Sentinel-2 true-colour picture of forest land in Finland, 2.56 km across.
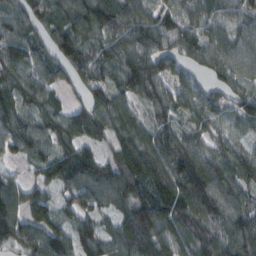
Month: February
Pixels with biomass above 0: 93%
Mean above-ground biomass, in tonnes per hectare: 93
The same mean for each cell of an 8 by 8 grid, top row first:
94 84 118 128 112 72 88 91
107 77 105 87 116 87 86 94
98 76 61 77 146 62 48 72
100 74 69 108 48 71 74 74
88 75 93 61 111 111 74 52
41 65 117 98 108 142 127 94
101 82 67 80 124 118 120 100
97 131 95 101 129 100 110 122
